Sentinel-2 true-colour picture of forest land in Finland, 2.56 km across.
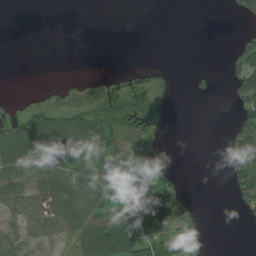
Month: July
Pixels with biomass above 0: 40%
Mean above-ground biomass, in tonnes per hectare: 38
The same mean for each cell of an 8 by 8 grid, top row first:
0 0 0 0 0 0 0 19
0 0 0 0 0 0 0 55
0 0 0 2 10 0 12 67
15 61 58 75 73 5 0 48
117 146 110 92 72 0 0 113
57 66 62 66 26 15 0 77
53 70 80 71 88 97 0 24
58 28 61 142 90 36 7 0
